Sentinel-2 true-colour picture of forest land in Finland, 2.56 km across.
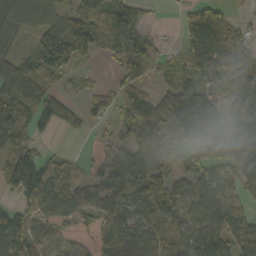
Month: October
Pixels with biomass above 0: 74%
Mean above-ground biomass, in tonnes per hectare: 74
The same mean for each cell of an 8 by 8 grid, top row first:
62 45 73 63 33 10 79 14
34 104 74 45 74 16 115 89
124 63 14 9 45 45 58 96
118 99 39 36 105 153 113 90
99 13 1 36 77 47 83 132
151 94 44 71 91 52 94 116
64 81 83 108 76 67 111 102
123 63 24 121 105 86 104 102
